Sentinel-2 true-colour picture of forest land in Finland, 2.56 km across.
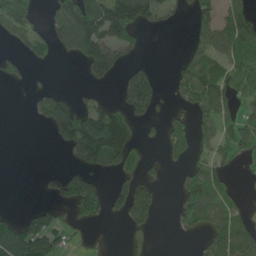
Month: June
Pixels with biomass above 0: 44%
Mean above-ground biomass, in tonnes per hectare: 53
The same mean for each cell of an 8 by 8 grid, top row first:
89 39 136 116 79 16 40 91
20 41 93 80 15 2 66 95
23 2 8 25 74 35 109 69
0 79 79 55 41 24 76 65
0 7 145 140 18 64 45 81
0 15 66 30 38 13 76 9
3 47 81 39 105 39 94 35
172 104 6 2 14 6 48 73
